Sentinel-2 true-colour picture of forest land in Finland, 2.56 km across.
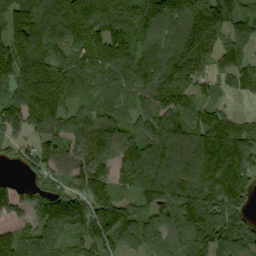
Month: September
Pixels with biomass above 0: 90%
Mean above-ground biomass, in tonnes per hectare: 134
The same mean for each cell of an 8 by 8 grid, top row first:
159 146 169 137 138 138 216 144
204 146 114 155 110 157 158 106
222 272 136 125 122 166 80 108
202 226 94 110 97 142 84 29
75 111 100 111 144 154 149 157
30 87 139 104 203 133 132 175
105 153 167 139 90 158 203 149
107 132 66 34 93 103 137 124
